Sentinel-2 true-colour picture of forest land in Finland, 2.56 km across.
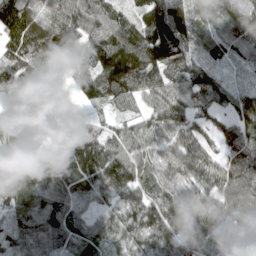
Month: April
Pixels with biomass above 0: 91%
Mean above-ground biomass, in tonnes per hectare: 90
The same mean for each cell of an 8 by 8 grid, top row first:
118 89 118 91 101 147 75 101
101 129 120 161 144 119 53 81
106 63 79 161 128 73 74 14
94 87 25 43 49 100 73 70
87 60 129 85 80 83 49 116
61 83 119 144 68 89 75 105
88 117 71 68 94 89 69 97
76 100 97 84 98 94 55 19
